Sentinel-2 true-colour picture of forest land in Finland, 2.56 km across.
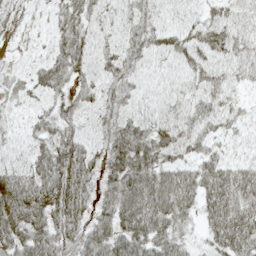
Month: May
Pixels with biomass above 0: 85%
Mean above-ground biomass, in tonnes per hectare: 47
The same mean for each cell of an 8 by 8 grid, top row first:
25 15 49 26 40 32 29 44
14 19 46 31 41 54 50 46
22 47 30 38 29 33 42 31
21 29 34 38 30 39 42 26
26 45 50 50 58 58 31 18
62 71 72 49 71 70 71 61
82 60 63 59 97 81 58 70
53 62 57 64 66 45 30 74
